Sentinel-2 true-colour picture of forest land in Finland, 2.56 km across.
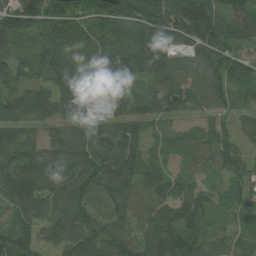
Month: July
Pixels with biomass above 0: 92%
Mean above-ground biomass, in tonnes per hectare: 94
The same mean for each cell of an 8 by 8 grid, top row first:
110 106 94 140 133 118 155 119
74 112 100 104 132 73 113 71
84 92 97 97 68 94 108 82
88 89 57 52 81 53 67 46
97 92 99 103 77 55 87 60
132 134 112 137 99 54 46 72
75 115 123 88 105 90 67 66
115 64 113 123 128 148 72 56
